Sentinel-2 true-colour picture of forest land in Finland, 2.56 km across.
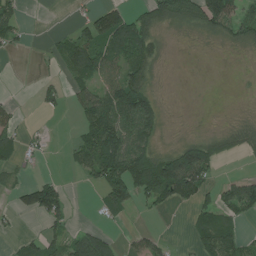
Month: July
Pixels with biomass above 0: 49%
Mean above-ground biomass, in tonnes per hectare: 46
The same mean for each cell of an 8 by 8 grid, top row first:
49 0 16 93 63 70 98 75
18 9 86 82 95 2 4 24
0 10 53 74 75 0 0 1
21 14 41 98 94 1 1 4
42 13 57 122 65 29 75 43
17 10 22 117 132 146 54 19
36 112 1 58 19 31 50 65
16 56 76 34 40 5 64 47
